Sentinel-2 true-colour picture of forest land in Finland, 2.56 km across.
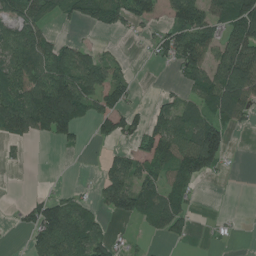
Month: July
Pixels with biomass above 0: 54%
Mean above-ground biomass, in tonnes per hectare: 62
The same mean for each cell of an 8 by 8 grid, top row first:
67 47 66 83 69 87 87 145
95 74 42 10 15 109 86 126
91 117 105 73 1 21 97 147
111 171 95 81 24 78 78 80
23 19 27 25 58 92 158 1
0 1 1 74 79 67 54 1
13 94 70 55 84 81 0 1
0 106 116 46 11 26 7 6
